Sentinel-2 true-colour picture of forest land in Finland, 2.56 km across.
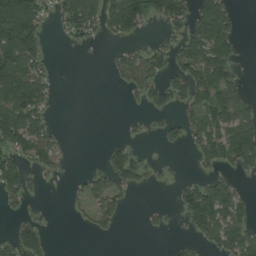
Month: August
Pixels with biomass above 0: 44%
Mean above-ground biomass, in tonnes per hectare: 55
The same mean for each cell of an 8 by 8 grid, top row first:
210 43 140 113 118 85 161 17
158 31 19 12 28 47 151 31
112 46 0 13 78 55 124 32
135 49 0 0 19 31 83 70
94 74 0 18 7 22 100 144
82 24 16 68 23 7 35 28
18 5 16 52 7 23 146 68
54 30 0 5 1 12 49 95
